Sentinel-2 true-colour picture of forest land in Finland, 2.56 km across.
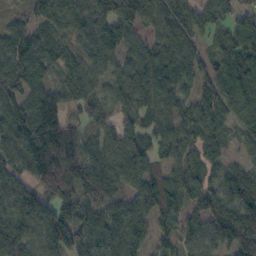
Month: October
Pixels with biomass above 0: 89%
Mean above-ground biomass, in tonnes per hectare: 90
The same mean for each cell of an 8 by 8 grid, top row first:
34 22 75 127 93 75 76 87
103 71 68 116 70 99 35 126
95 40 60 75 103 81 56 114
99 159 65 41 66 79 64 93
99 190 95 80 73 93 69 42
93 170 132 118 96 84 70 73
102 108 126 84 83 71 108 166
137 105 95 105 66 59 69 161
